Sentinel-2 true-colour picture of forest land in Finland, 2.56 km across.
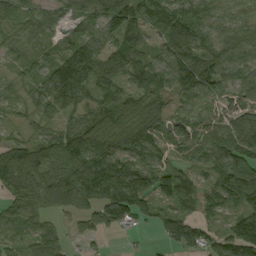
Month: September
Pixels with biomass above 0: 89%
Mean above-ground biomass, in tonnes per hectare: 71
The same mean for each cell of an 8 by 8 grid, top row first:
61 48 63 106 77 86 65 55
34 49 108 81 53 68 88 99
33 104 93 70 84 92 89 75
25 32 49 68 84 48 49 66
52 68 89 91 78 55 79 81
110 85 110 115 93 87 43 100
79 75 60 108 76 71 42 75
59 110 26 6 4 74 50 120
